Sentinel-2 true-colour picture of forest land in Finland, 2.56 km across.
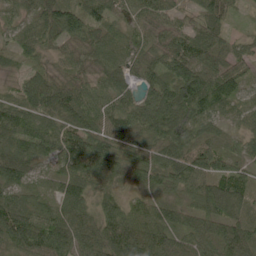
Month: June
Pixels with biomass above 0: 97%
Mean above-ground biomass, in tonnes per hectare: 74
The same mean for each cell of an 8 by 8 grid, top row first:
56 87 108 53 66 37 77 16
40 40 51 63 50 67 84 35
33 92 50 63 44 109 109 72
78 108 90 73 94 122 78 35
87 73 106 69 79 108 59 37
80 41 102 71 54 73 90 58
97 64 88 63 79 56 97 63
90 115 89 102 108 80 68 93
